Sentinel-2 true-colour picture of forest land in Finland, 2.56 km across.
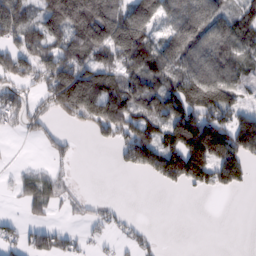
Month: February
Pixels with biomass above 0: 61%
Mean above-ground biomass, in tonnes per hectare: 96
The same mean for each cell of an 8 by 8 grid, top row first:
148 166 246 175 193 96 112 96
90 113 130 162 146 136 127 126
90 137 205 101 148 137 179 86
87 69 152 166 135 173 159 104
3 39 7 52 181 166 262 190
26 57 3 1 38 152 128 83
8 56 20 25 0 0 0 0
48 82 39 28 39 0 0 0
